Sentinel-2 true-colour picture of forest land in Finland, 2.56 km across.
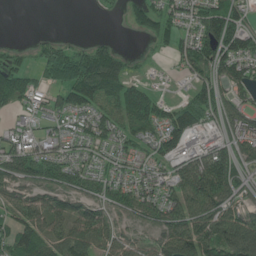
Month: June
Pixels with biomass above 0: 75%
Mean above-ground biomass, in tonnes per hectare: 69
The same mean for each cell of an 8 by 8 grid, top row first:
0 0 0 10 56 52 94 57
19 44 37 45 11 40 99 104
75 75 160 142 25 7 72 80
37 37 61 65 122 84 78 65
68 51 39 52 51 91 60 80
89 83 68 49 50 83 144 51
62 86 69 67 86 84 99 61
79 87 92 74 44 148 135 202
